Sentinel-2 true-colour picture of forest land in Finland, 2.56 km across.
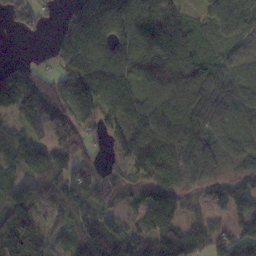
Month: November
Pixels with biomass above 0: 85%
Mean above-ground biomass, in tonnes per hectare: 104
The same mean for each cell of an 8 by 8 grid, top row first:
54 21 113 171 172 93 89 192
1 27 174 146 141 142 59 52
119 84 165 170 107 136 111 70
89 148 138 143 138 130 130 74
115 101 96 93 140 119 112 88
86 82 108 66 83 97 72 69
113 56 68 77 101 89 39 72
238 66 77 87 93 138 111 130
